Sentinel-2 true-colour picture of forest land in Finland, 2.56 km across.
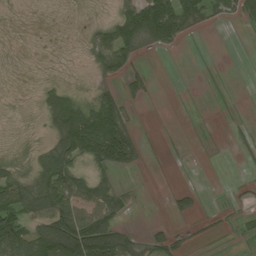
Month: July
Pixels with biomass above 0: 50%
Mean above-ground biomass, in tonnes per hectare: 48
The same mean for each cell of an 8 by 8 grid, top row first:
1 1 2 29 155 153 59 29
2 1 8 106 42 30 2 0
1 10 1 29 40 1 4 0
1 76 107 115 3 1 2 4
3 45 141 209 36 2 2 14
56 104 77 41 4 6 0 2
120 125 98 94 2 35 9 19
136 169 219 168 45 32 10 8
